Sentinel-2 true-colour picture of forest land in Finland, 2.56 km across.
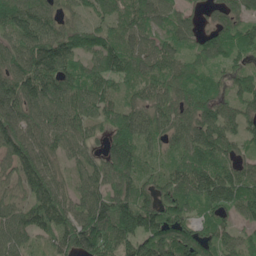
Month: May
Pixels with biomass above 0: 92%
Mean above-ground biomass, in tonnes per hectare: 91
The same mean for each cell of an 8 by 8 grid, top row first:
124 80 42 69 102 68 30 68
92 155 76 92 88 77 74 63
115 145 87 81 78 89 55 60
115 101 93 67 89 94 99 73
123 88 77 83 73 69 114 58
77 116 61 120 74 85 109 75
67 130 97 154 108 102 66 74
80 55 167 119 134 154 93 57
